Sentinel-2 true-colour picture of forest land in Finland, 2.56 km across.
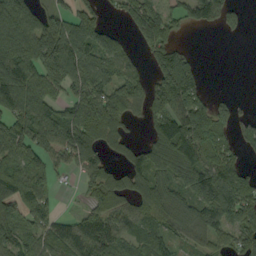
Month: September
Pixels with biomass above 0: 73%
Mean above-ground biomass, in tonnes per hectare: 85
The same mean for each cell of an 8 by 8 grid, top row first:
126 66 94 15 108 47 85 36
126 173 124 77 62 70 0 0
145 112 88 72 61 198 16 0
117 110 105 118 40 131 104 27
112 104 126 52 60 160 120 51
106 68 41 66 99 129 140 94
78 65 13 46 84 106 112 124
80 76 97 88 83 50 57 70
